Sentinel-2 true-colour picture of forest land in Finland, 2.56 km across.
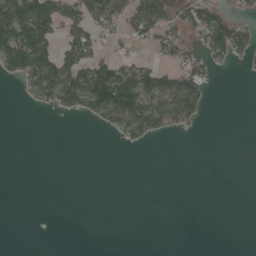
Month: May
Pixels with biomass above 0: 30%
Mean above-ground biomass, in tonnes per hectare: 36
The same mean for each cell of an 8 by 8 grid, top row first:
141 134 79 75 101 51 80 38
161 91 84 19 19 60 65 63
35 113 110 147 91 69 45 1
0 18 53 97 118 91 14 0
0 0 0 4 30 0 0 0
0 0 0 0 0 0 0 0
0 0 0 0 0 0 0 0
0 0 0 0 0 0 0 0
